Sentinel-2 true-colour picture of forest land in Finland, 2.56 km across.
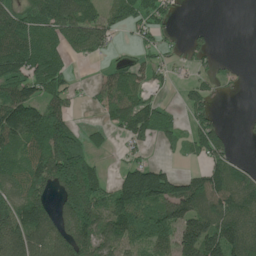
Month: June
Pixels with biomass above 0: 65%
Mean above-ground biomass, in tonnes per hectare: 90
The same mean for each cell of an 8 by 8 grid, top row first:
124 138 138 82 85 26 0 0
148 128 93 38 43 22 39 0
126 134 7 88 75 22 36 11
175 136 11 101 139 20 67 3
113 155 113 20 50 38 110 7
97 158 211 30 149 76 99 72
129 92 189 113 116 154 110 120
144 96 132 108 64 138 193 133
